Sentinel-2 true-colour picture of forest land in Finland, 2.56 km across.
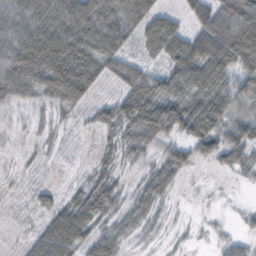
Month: October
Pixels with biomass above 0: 75%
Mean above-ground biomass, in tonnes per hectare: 41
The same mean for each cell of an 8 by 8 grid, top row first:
46 50 62 50 67 32 56 99
73 81 62 50 28 60 84 130
64 73 83 26 51 57 82 64
7 15 17 38 75 73 93 34
3 9 2 21 37 38 63 65
5 2 6 30 22 40 3 14
3 29 56 32 33 6 3 6
4 61 52 40 10 9 5 18
